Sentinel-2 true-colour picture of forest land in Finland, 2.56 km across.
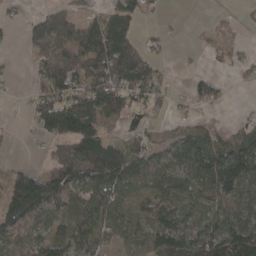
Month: April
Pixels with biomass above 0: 65%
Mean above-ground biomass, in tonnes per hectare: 65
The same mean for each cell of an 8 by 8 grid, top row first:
11 57 36 76 51 3 1 7
3 61 88 146 57 5 16 10
6 70 87 129 109 9 34 12
1 141 138 105 55 23 14 3
2 40 124 47 61 58 63 78
73 102 109 143 79 74 122 113
113 96 56 93 36 67 38 76
71 77 85 56 78 113 109 156
